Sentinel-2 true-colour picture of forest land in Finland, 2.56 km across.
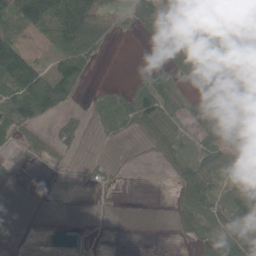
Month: May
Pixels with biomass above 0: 60%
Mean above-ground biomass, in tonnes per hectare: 42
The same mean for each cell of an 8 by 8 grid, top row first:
64 94 129 54 67 55 62 102
76 21 93 8 2 27 74 143
141 97 53 3 35 39 50 93
66 67 12 35 77 36 90 44
19 16 19 8 21 42 43 56
5 2 14 17 0 32 50 43
0 3 1 6 0 26 54 84
1 1 6 1 0 7 53 74
